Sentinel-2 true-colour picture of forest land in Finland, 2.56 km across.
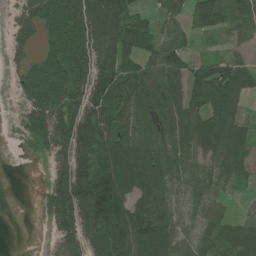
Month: July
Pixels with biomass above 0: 76%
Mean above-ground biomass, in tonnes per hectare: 82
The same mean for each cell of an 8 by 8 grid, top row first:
46 123 132 148 49 46 104 72
47 64 150 118 58 79 1 32
37 136 116 127 105 84 145 94
12 128 123 127 81 59 121 42
4 84 147 116 96 62 90 64
0 45 137 136 137 68 38 39
0 63 147 147 102 42 46 6
0 20 116 133 128 76 37 98
